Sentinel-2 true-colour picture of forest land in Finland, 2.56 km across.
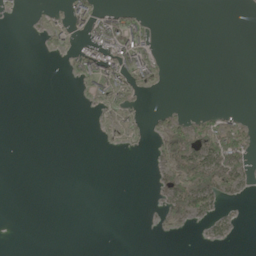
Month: May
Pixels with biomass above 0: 20%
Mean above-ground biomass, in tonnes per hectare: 16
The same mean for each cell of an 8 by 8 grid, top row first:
4 6 35 42 16 0 0 0
0 9 22 61 46 0 0 0
0 0 24 71 17 0 0 0
0 0 0 16 7 15 12 6
0 0 0 1 3 115 81 58
0 0 0 0 0 77 111 45
0 0 0 0 0 51 35 4
0 0 0 0 0 0 9 2
